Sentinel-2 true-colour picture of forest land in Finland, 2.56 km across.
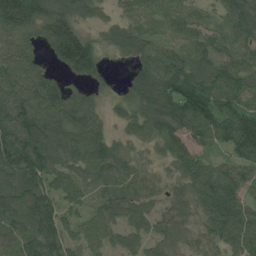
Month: July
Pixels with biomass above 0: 89%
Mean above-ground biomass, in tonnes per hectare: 98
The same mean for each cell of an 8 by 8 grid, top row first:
204 136 89 46 68 54 47 109
113 81 189 56 88 56 67 65
138 116 66 22 99 146 91 93
157 149 115 36 102 140 128 141
187 132 116 82 60 88 73 199
117 114 74 74 63 71 117 116
95 124 56 77 75 68 114 119
68 134 69 60 63 64 72 110
